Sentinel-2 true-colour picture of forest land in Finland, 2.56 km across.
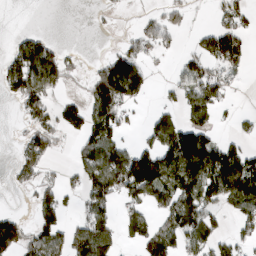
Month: March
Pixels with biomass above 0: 48%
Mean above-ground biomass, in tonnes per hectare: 63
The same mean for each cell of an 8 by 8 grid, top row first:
0 0 0 7 20 38 12 54
55 60 5 14 55 19 64 75
103 98 23 181 69 31 94 22
18 66 82 125 11 53 67 15
20 71 48 89 41 159 101 36
38 31 57 120 170 133 131 151
4 74 38 58 64 96 80 73
96 95 77 67 79 73 82 44
